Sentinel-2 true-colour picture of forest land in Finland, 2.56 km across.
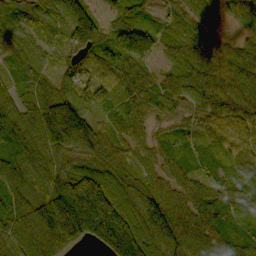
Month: October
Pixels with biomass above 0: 95%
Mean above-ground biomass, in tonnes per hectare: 73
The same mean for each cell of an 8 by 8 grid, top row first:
52 59 98 28 25 41 62 51
65 46 88 61 57 45 56 50
36 57 95 84 61 53 78 85
77 112 112 50 66 38 65 93
75 85 88 72 47 30 31 63
72 90 114 75 51 51 38 37
71 148 199 138 94 79 61 39
116 144 75 149 90 103 71 48
